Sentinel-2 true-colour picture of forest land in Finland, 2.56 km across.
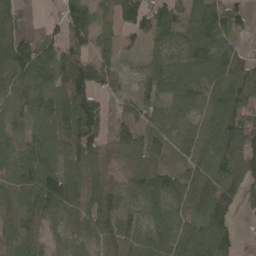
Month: April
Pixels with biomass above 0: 86%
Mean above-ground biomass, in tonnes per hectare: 71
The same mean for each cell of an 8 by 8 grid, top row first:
46 14 90 47 94 95 89 52
93 69 74 37 33 78 85 33
70 89 141 46 47 86 72 71
54 81 140 30 55 44 72 98
54 67 117 58 99 48 83 125
65 109 66 28 87 59 87 92
56 106 52 77 82 78 120 45
55 35 35 81 88 84 84 27
